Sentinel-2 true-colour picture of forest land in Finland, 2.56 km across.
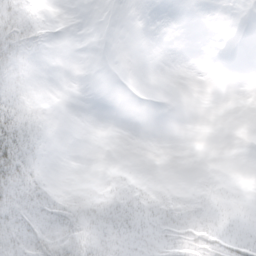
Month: March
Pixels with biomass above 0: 37%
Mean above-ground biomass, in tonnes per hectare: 7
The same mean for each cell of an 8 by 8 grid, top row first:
24 3 0 0 0 0 0 0
19 2 0 0 0 0 0 0
10 0 0 0 0 0 0 0
24 3 0 0 0 0 0 0
36 3 0 0 0 0 0 0
32 5 0 2 2 0 1 1
25 20 14 14 14 16 10 4
21 33 20 12 9 15 17 9
